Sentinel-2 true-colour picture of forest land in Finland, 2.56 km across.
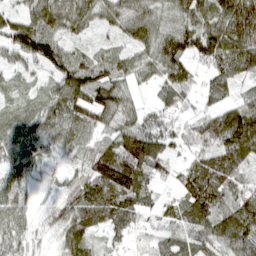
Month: April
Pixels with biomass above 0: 91%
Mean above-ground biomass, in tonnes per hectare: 80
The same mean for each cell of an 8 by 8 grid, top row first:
56 102 86 69 83 72 88 164
92 117 35 36 65 107 115 119
40 51 129 97 38 100 47 59
50 72 104 101 49 48 54 108
75 49 58 86 129 64 100 179
58 23 61 167 94 48 151 79
61 27 94 113 57 70 119 110
55 19 104 31 25 57 80 113
